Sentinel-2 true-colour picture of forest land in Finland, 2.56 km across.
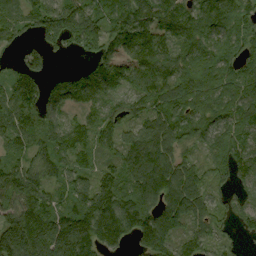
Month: September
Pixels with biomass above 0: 89%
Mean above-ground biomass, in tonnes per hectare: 104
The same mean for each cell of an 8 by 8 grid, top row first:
74 137 170 93 115 131 115 99
47 66 72 107 136 93 93 84
109 82 125 135 92 104 97 97
124 107 58 61 87 108 93 86
81 127 102 74 114 92 68 87
127 83 99 103 121 99 76 73
127 115 127 188 144 95 86 52
213 169 150 140 140 101 74 32
